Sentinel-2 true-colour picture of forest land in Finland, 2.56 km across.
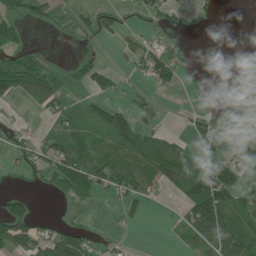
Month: June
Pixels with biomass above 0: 47%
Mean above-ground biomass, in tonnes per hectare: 44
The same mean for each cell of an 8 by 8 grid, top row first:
44 34 24 58 34 26 7 0
50 5 6 10 55 38 0 6
92 58 36 46 30 41 3 21
2 41 46 77 35 4 31 41
45 55 76 69 79 41 64 48
22 73 101 86 80 92 115 40
47 0 8 8 15 16 142 64
82 67 58 13 0 16 77 92
